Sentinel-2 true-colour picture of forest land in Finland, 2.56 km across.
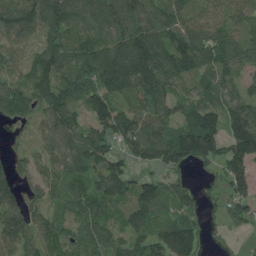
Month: July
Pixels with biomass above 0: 87%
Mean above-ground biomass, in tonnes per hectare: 110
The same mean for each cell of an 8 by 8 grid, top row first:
112 135 126 128 106 115 96 84
80 112 142 145 167 139 136 110
88 138 138 175 172 132 93 72
95 102 79 142 109 86 145 152
24 81 124 94 152 173 175 190
68 96 96 131 58 52 22 135
128 75 84 79 127 96 35 116
128 122 92 108 100 170 39 19
